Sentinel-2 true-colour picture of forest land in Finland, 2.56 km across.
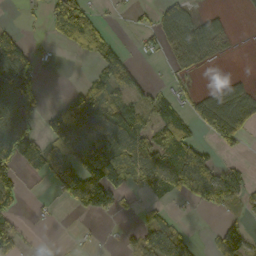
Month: October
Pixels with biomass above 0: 49%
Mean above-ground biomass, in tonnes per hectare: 60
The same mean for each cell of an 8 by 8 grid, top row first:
3 49 114 5 9 67 36 5
91 6 58 61 18 56 49 1
164 1 13 104 25 24 4 19
164 49 192 105 54 72 89 71
188 90 149 127 100 99 31 27
56 61 121 130 87 101 92 42
37 9 49 48 21 7 35 27
67 1 5 4 77 95 19 84
